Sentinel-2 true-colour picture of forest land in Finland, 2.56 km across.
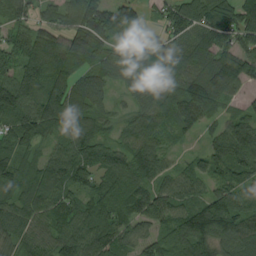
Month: August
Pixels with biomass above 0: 93%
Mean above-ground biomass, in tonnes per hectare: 99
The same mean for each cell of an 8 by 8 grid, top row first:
64 69 125 138 51 118 101 120
108 137 111 92 79 87 101 82
127 122 93 65 106 101 184 105
130 122 106 40 81 121 87 53
86 49 112 64 118 31 48 150
87 107 87 94 107 76 86 96
90 102 93 105 88 100 130 112
87 90 134 106 89 102 135 137
